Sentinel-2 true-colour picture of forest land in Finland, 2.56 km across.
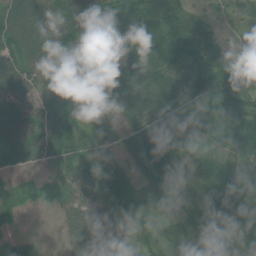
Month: July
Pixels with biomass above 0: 93%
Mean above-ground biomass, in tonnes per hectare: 60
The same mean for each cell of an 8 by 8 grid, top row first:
75 77 94 75 74 81 32 40
69 90 59 29 92 86 78 24
78 55 68 32 60 73 139 76
80 51 49 47 50 78 78 75
82 61 54 39 48 72 66 66
25 24 61 63 41 63 94 73
31 16 59 41 54 46 86 64
28 5 65 35 43 88 63 45
